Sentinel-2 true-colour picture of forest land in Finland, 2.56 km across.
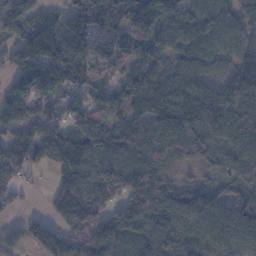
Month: November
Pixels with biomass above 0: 88%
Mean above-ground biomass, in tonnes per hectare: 122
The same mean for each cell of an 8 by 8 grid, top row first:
96 67 143 180 177 93 55 55
89 186 99 118 92 79 77 88
81 142 105 124 149 117 90 134
148 92 138 130 105 126 157 133
144 228 223 159 138 143 137 120
75 34 169 162 154 50 53 128
32 53 200 134 190 126 135 116
41 155 153 182 124 157 131 99
